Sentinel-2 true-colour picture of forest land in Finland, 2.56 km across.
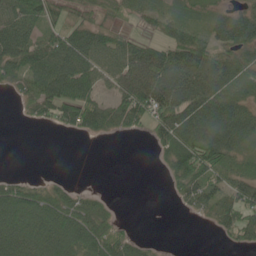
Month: May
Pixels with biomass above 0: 66%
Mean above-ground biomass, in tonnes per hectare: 53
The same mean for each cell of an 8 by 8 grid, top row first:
77 50 25 22 36 39 34 63
90 79 95 64 67 74 64 79
46 103 96 52 120 85 76 62
5 53 101 67 86 97 94 76
0 0 0 1 2 82 108 60
12 9 0 0 0 55 74 54
80 66 62 17 0 8 50 92
79 80 78 76 18 0 0 47
